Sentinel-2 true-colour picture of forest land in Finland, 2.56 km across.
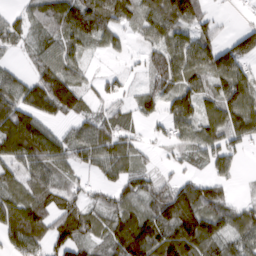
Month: March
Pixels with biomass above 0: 80%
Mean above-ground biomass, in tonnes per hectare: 72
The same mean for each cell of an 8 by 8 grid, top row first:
37 60 104 108 92 143 40 2
33 46 51 32 40 105 104 85
52 103 53 34 32 96 84 114
104 74 63 47 56 100 41 124
98 85 90 91 25 49 73 60
55 73 35 59 51 30 44 17
90 75 63 65 63 150 113 50
87 80 76 74 135 126 108 68
